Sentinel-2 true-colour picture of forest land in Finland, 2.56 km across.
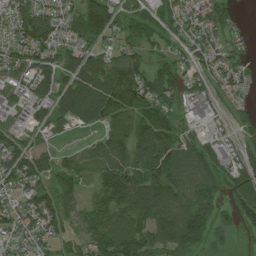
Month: July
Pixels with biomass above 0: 83%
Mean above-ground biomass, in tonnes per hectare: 82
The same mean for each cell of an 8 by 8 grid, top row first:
81 81 107 95 70 70 79 17
66 82 71 55 63 44 66 35
64 82 103 136 116 95 60 45
52 74 95 120 126 65 77 42
69 30 26 109 133 111 61 62
92 66 83 133 126 111 103 98
57 81 65 128 134 131 97 89
40 47 51 120 99 128 81 23
